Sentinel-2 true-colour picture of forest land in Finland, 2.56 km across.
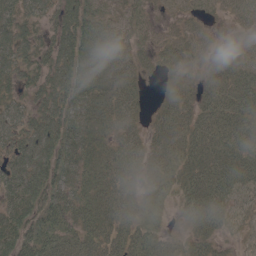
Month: May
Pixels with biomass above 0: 89%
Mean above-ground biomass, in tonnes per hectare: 39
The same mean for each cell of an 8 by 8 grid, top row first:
46 34 65 33 20 13 14 17
59 44 65 53 21 27 17 20
36 55 59 38 17 22 26 36
35 56 51 40 15 34 33 41
46 63 50 27 25 35 44 47
60 69 40 34 27 33 47 46
57 72 40 39 32 21 58 33
65 69 45 37 35 21 39 17
